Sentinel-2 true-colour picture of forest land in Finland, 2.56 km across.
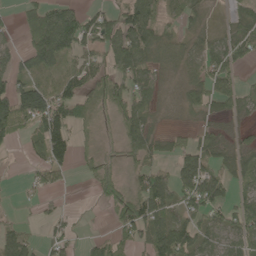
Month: May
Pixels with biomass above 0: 67%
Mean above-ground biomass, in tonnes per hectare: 59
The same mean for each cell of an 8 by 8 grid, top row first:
21 115 74 52 114 65 21 41
35 146 79 81 85 37 52 79
75 43 65 94 68 25 72 36
109 122 72 52 62 16 36 43
24 106 27 14 83 39 65 33
4 47 11 52 71 78 102 50
10 19 5 42 110 62 83 67
86 43 20 30 70 112 46 64
